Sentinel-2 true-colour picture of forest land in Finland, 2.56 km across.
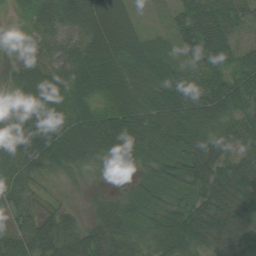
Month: August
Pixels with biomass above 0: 93%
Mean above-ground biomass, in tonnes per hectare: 51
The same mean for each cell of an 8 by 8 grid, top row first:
17 50 70 75 13 38 69 42
37 42 55 76 56 35 80 36
37 71 66 70 55 55 52 49
39 53 46 59 65 54 60 44
71 85 64 54 63 47 49 46
58 25 11 7 30 52 74 76
52 21 14 40 37 49 69 64
55 63 48 52 37 77 53 61
